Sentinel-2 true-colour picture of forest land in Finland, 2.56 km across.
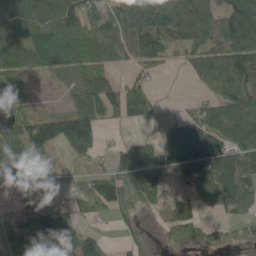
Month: May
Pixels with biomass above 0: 74%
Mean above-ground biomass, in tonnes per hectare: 78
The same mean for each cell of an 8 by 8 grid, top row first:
97 96 122 86 136 120 108 143
103 129 86 89 112 58 87 130
53 28 89 49 36 1 66 109
50 46 118 49 58 19 83 103
109 135 129 15 70 114 118 99
65 35 36 80 166 70 114 112
30 59 44 57 37 62 28 64
91 141 100 9 12 43 47 29
